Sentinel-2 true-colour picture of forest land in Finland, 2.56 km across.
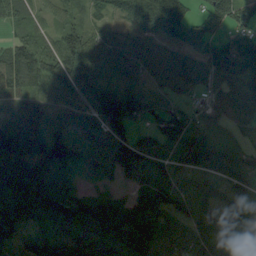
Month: August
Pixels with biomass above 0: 91%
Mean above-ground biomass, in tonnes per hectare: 88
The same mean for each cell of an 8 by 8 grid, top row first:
101 35 45 51 133 178 101 90
108 66 150 77 59 93 98 119
132 116 156 59 43 65 45 89
89 109 106 125 75 61 33 41
133 143 96 128 85 79 98 20
131 91 35 56 85 70 74 91
75 96 70 70 84 84 64 120
55 69 104 98 121 93 85 94
